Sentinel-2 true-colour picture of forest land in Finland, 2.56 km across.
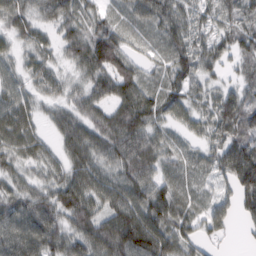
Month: February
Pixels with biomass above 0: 91%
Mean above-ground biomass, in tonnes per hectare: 59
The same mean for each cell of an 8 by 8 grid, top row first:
50 40 53 28 50 64 37 60
29 32 68 112 21 50 60 67
41 48 37 102 45 60 37 41
64 22 52 64 92 62 48 98
57 28 48 69 80 25 41 87
42 40 71 60 75 30 25 112
64 72 87 70 87 58 47 66
94 86 68 106 111 74 35 9
